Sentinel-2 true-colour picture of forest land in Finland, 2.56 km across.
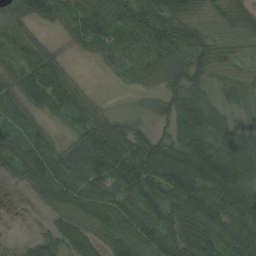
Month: August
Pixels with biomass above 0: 89%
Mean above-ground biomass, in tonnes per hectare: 66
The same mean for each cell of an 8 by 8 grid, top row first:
30 44 68 62 67 68 24 48
42 29 22 66 85 82 58 23
45 106 16 10 29 44 42 37
38 46 69 17 13 74 92 31
65 49 76 139 96 69 84 79
39 119 114 109 124 141 140 96
3 35 58 63 90 90 114 92
16 70 93 48 83 87 101 95
